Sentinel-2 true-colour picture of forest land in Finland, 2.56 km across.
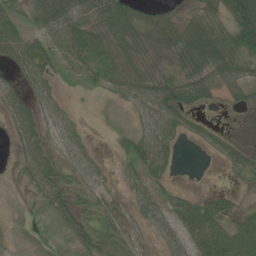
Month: June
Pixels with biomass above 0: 71%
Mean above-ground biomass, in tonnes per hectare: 38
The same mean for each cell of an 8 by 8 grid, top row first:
37 59 67 80 23 20 45 90
63 44 74 50 24 47 107 64
22 43 31 43 45 37 63 53
47 42 12 5 44 65 12 11
24 30 35 10 56 29 16 16
11 53 35 10 42 10 0 23
5 33 33 24 37 43 57 23
10 17 47 34 15 42 82 73
